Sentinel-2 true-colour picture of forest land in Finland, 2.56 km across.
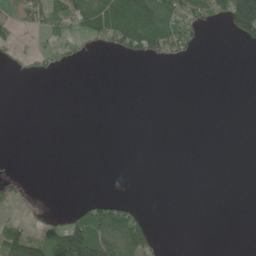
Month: June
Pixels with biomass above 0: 22%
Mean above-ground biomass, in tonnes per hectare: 25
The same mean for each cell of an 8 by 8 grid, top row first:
21 67 70 97 116 68 42 195
18 16 13 28 77 55 3 8
1 5 0 0 0 0 0 0
0 0 0 0 0 0 0 0
0 0 0 0 0 0 0 0
5 0 0 0 0 0 0 0
11 6 36 85 10 0 0 0
111 104 169 95 61 0 0 0
